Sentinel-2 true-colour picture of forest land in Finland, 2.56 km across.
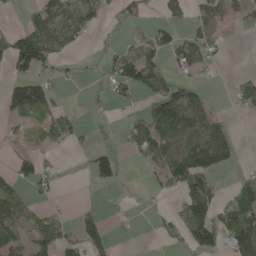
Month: May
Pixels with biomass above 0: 45%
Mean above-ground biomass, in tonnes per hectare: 50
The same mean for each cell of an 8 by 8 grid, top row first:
4 91 87 29 42 44 58 25
115 105 17 21 54 66 55 0
66 46 11 57 107 41 9 33
59 61 10 10 66 164 81 15
11 33 17 19 86 96 117 18
54 30 5 48 8 91 67 22
87 25 29 3 5 23 84 116
77 80 67 40 0 24 81 118
